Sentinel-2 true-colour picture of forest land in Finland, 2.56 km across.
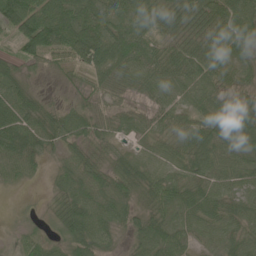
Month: June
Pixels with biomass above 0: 92%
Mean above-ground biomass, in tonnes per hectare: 51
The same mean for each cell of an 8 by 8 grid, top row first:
95 80 76 63 88 56 54 71
34 74 80 99 68 40 51 52
40 11 21 68 57 46 52 31
63 36 42 37 32 42 55 77
66 36 46 31 27 44 63 55
39 15 58 58 56 47 56 54
10 15 66 60 40 58 55 48
17 31 66 30 57 52 36 48
